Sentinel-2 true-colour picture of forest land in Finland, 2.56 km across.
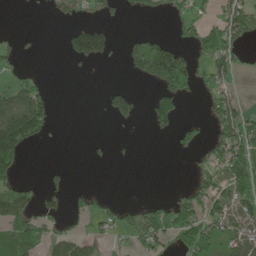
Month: May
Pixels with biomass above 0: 36%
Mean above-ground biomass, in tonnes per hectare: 46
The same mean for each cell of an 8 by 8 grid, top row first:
0 6 40 24 25 22 18 107
17 0 77 32 93 48 95 33
29 7 3 1 43 110 35 20
128 65 0 68 16 74 21 71
161 7 0 5 0 22 34 129
44 10 0 0 0 0 52 147
102 31 25 26 54 96 70 89
107 47 53 20 62 62 102 70
